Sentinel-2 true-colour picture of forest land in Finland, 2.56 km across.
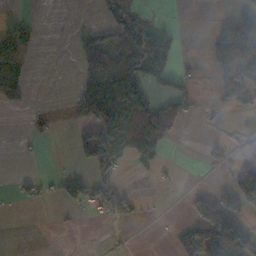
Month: November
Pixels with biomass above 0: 33%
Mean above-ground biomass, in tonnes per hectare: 39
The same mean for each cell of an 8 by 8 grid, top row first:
9 0 0 38 26 2 2 58
47 0 29 75 69 28 33 127
48 0 22 91 97 39 10 109
10 16 39 133 135 64 4 30
2 8 40 136 103 11 19 24
9 10 31 45 13 4 1 73
2 3 21 58 6 0 89 72
0 0 0 2 0 24 166 143
